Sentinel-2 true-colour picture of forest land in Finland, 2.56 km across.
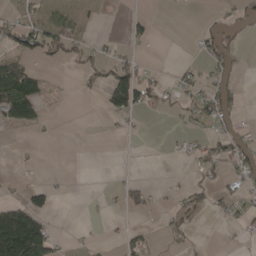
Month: April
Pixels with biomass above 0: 26%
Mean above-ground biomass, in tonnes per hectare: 27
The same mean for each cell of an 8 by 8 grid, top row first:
21 18 10 0 10 1 7 28
49 49 34 13 8 0 41 35
103 17 17 85 45 19 28 13
100 9 0 47 29 15 52 20
3 1 1 0 0 9 34 45
4 1 0 2 2 2 26 37
60 36 0 6 30 30 35 28
233 104 7 3 23 17 2 9
